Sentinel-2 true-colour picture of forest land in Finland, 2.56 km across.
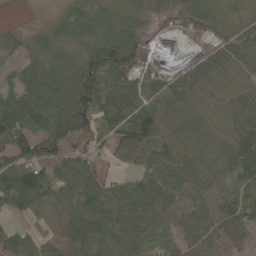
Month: May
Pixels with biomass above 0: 89%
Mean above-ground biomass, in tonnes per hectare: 67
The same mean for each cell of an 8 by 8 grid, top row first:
1 9 59 41 69 80 59 40
32 44 48 120 90 15 55 69
36 61 88 81 78 73 53 38
85 77 93 71 88 67 45 68
90 81 70 55 101 89 61 80
109 88 85 25 71 91 67 71
63 81 68 79 82 74 95 70
71 64 90 74 73 52 69 38
